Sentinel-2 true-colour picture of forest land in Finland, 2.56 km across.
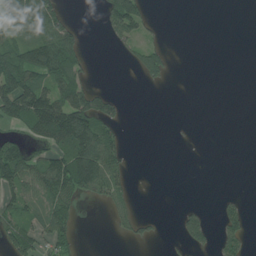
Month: July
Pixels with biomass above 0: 35%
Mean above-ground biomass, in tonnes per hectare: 43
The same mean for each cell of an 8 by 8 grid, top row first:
94 123 2 93 77 0 0 0
81 128 56 13 47 1 0 0
123 89 73 0 28 1 0 0
118 179 145 50 0 0 0 0
61 64 141 73 0 1 0 0
104 112 158 70 0 0 0 0
53 57 18 27 0 6 11 26
64 51 17 2 17 14 39 47
